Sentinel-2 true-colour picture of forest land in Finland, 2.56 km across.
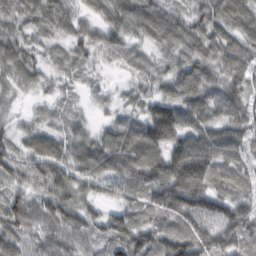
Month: February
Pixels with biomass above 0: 96%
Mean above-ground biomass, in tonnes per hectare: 66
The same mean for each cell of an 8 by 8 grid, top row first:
59 65 45 67 83 51 70 70
65 40 55 47 37 60 59 61
54 44 35 14 41 74 68 57
26 25 26 28 61 93 63 62
52 64 67 79 108 102 81 57
62 81 75 73 89 143 106 52
83 79 78 44 63 105 92 73
63 61 58 77 77 88 95 69
